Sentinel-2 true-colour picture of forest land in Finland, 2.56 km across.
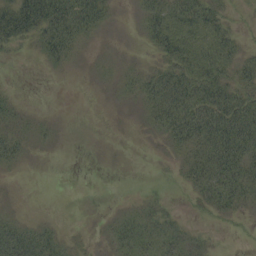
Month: September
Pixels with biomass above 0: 52%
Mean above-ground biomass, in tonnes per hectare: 21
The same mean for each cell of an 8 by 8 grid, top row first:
64 63 58 10 25 44 42 4
12 33 13 2 7 46 48 19
1 0 0 6 23 47 53 32
13 1 0 1 19 58 56 52
25 5 0 0 1 26 49 57
2 0 0 0 0 7 45 48
1 0 0 2 14 4 18 21
42 26 3 15 27 24 7 2
